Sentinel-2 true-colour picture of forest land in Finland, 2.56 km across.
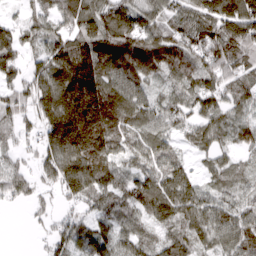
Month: March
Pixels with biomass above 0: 88%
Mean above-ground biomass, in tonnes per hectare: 119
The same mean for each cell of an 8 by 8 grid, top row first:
33 89 135 113 78 92 152 216
130 120 217 211 162 147 144 178
91 191 299 136 95 101 103 113
93 192 295 184 92 96 106 72
47 140 255 157 101 59 83 75
100 80 223 122 96 129 51 68
21 35 58 121 130 153 104 91
0 53 109 114 86 106 84 109
